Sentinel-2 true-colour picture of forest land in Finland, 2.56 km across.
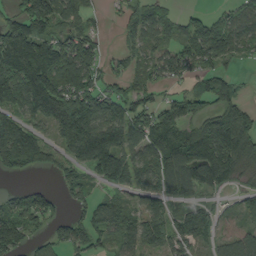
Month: September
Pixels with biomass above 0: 74%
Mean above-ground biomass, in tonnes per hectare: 97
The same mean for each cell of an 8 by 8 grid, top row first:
81 149 73 16 83 35 50 64
146 128 117 13 58 57 126 74
151 193 156 64 59 50 81 27
98 206 225 127 110 119 95 103
170 71 219 154 111 156 206 142
42 25 54 110 82 170 117 54
81 101 54 77 58 65 60 30
122 67 86 51 102 106 51 67
